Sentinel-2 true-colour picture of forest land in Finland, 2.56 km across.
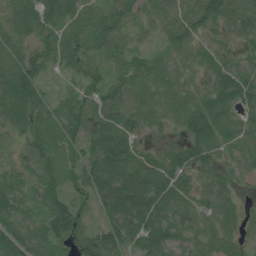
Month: July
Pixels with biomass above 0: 87%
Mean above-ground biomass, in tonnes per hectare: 48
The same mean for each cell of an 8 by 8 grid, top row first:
46 55 57 58 36 36 60 59
51 43 54 46 23 42 28 17
96 29 33 45 43 44 26 55
74 46 56 57 41 32 62 31
31 45 49 62 17 21 56 33
36 44 61 70 65 54 27 28
65 62 64 53 83 45 37 36
88 66 42 60 54 49 41 37
